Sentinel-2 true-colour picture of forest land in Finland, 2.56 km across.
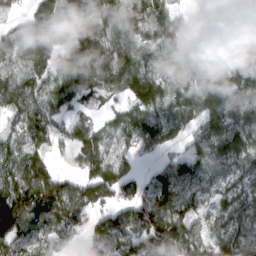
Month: March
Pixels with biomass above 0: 83%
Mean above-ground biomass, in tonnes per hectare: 101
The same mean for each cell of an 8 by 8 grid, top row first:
27 108 153 121 121 68 9 138
106 119 155 137 110 69 53 151
104 87 176 111 151 92 102 96
70 93 48 44 114 117 153 102
76 64 120 64 64 38 119 156
111 103 67 123 38 114 84 92
177 163 106 65 102 129 63 137
96 91 42 88 105 142 87 159
